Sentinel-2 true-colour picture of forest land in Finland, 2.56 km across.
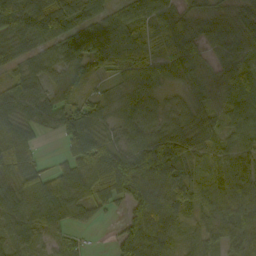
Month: September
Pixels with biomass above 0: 91%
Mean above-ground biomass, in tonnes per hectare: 81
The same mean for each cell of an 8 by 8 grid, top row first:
124 154 83 66 83 81 53 65
76 61 112 119 61 103 48 68
48 58 80 32 72 51 66 115
72 77 95 49 86 59 69 111
110 5 136 71 94 106 82 76
89 74 111 165 103 86 73 103
89 101 65 41 100 90 91 124
63 41 30 21 111 94 64 97
